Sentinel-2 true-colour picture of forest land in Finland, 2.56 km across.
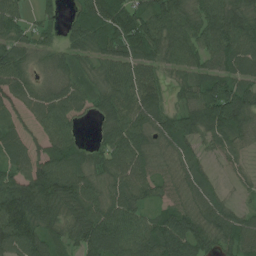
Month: July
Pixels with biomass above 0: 91%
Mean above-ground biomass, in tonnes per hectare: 79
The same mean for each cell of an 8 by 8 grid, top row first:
61 37 61 110 96 108 97 109
73 46 64 85 89 87 79 85
83 41 68 81 98 44 83 67
47 79 51 86 98 66 127 127
67 73 51 86 75 70 41 47
78 108 92 86 69 57 41 25
130 110 97 95 62 65 73 31
127 86 80 112 98 111 75 76
